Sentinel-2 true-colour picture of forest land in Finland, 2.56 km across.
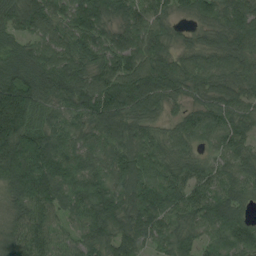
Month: August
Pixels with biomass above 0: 97%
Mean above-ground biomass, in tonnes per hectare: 98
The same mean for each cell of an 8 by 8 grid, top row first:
97 113 111 93 91 49 77 121
58 86 99 89 112 57 90 104
100 107 107 114 145 120 91 95
255 73 99 125 101 44 93 81
187 132 95 103 102 70 41 82
149 147 115 92 110 86 69 75
75 99 90 109 113 86 103 67
91 93 69 93 78 88 56 100
